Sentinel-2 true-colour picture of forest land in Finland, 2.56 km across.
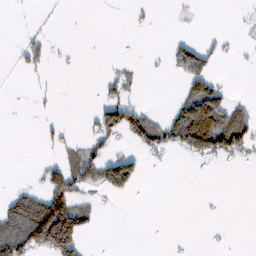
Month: February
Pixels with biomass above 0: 23%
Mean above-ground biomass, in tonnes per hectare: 29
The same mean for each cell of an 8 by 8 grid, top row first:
1 1 0 1 5 2 0 2
9 21 2 0 1 42 30 6
0 4 0 23 6 14 69 0
1 3 2 78 46 42 140 35
0 15 26 30 57 56 99 75
0 66 65 97 20 0 2 1
69 170 62 3 0 0 1 0
104 176 73 0 0 2 2 0
